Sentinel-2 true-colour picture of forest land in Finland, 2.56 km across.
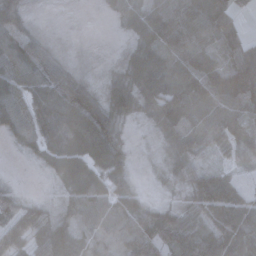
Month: November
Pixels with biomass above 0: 86%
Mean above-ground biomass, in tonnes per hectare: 60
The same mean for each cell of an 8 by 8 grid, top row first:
71 1 0 18 88 100 93 25
71 31 3 1 85 98 68 53
59 65 28 34 101 116 127 152
54 72 85 51 35 134 93 78
18 58 77 66 3 58 42 64
1 13 76 63 4 23 70 34
54 20 58 54 48 35 88 95
73 74 52 41 108 86 96 74
